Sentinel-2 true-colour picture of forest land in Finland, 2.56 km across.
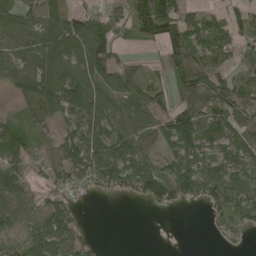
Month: May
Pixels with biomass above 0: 74%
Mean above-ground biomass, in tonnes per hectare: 65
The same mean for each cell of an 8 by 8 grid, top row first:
94 66 55 63 133 101 50 43
54 69 103 91 34 97 73 42
57 86 92 91 70 109 122 75
15 54 95 83 83 94 101 126
70 45 90 106 65 63 67 71
64 44 64 100 89 92 78 74
44 53 16 0 11 27 47 99
30 94 47 0 0 0 4 17
